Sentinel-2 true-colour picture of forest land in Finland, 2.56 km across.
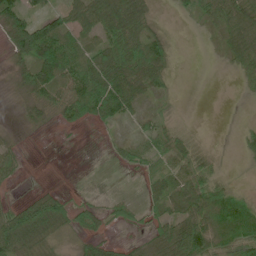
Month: June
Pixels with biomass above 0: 62%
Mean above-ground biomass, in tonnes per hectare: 36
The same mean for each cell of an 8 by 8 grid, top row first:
75 41 49 82 51 9 31 58
57 112 50 70 76 9 2 51
19 84 79 80 54 5 0 13
4 33 58 64 18 3 0 0
12 0 1 9 28 39 7 13
18 0 0 0 20 44 42 2
31 66 26 16 21 37 55 60
80 29 21 16 15 84 76 90
